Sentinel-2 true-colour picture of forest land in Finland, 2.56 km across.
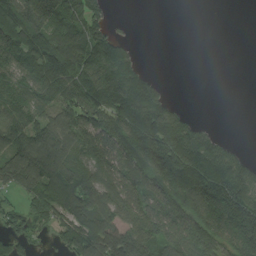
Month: August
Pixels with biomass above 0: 70%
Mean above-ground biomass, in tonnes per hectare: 122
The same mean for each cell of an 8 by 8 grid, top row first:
214 223 154 32 0 0 0 0
194 182 193 149 3 0 0 0
135 183 158 172 96 0 0 0
113 94 176 182 204 79 0 0
133 194 153 172 202 201 138 14
189 202 134 130 162 193 223 154
44 132 156 135 145 156 202 196
58 22 156 175 187 163 160 175
